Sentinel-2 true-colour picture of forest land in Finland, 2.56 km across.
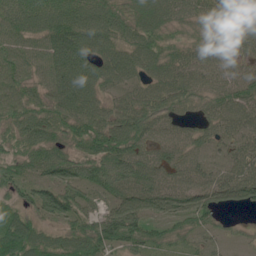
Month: June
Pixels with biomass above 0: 95%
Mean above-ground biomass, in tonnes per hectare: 70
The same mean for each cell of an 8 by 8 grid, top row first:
84 100 96 85 85 66 63 70
65 89 99 74 83 57 60 54
75 72 99 65 51 75 59 77
74 72 90 63 76 43 45 79
59 87 68 107 58 47 39 57
59 67 85 88 70 47 47 81
52 81 70 66 82 75 79 41
122 63 89 92 84 44 30 17
